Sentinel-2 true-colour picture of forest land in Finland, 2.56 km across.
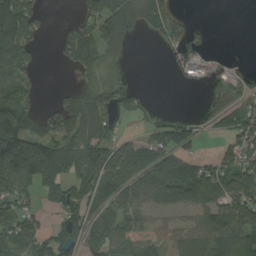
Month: August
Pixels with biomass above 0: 64%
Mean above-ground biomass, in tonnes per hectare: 75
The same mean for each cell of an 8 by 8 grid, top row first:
136 13 41 138 80 57 2 0
98 3 116 69 0 67 24 0
88 0 26 49 4 27 50 36
134 42 123 79 37 14 34 75
206 130 110 100 73 106 4 93
181 136 112 108 103 121 95 107
93 30 94 72 61 52 83 119
71 82 98 111 92 68 116 96
